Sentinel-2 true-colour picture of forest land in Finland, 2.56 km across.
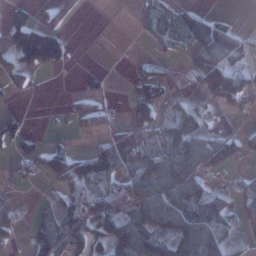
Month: January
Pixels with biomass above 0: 50%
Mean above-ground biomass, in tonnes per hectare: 53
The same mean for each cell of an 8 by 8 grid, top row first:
40 38 14 0 14 34 29 3
112 181 1 0 1 15 95 59
40 4 9 5 49 10 105 86
8 1 42 16 70 32 17 22
29 11 2 73 79 91 97 41
16 57 84 63 124 138 55 14
15 18 87 85 136 138 104 36
26 82 83 105 134 120 118 12
